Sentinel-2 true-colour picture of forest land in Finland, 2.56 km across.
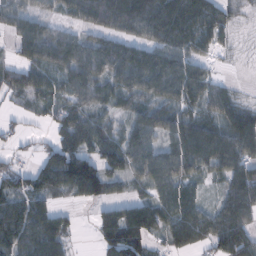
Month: February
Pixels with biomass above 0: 81%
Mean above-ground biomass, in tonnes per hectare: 67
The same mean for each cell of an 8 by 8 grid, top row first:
59 33 55 97 97 116 80 17
44 88 66 67 67 75 44 9
53 56 67 59 89 93 53 4
16 35 60 38 67 62 55 68
20 34 79 75 83 82 107 93
54 79 158 72 71 80 43 93
80 56 16 55 87 90 41 96
102 123 7 95 96 68 66 89
